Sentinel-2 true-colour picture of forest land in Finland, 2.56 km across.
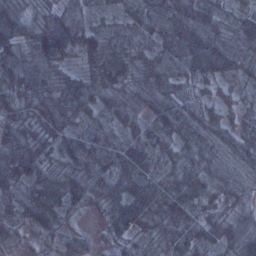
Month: January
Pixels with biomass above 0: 97%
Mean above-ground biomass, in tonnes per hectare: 74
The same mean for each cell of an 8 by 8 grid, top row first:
82 68 40 32 93 104 76 54
79 119 85 90 74 98 123 77
85 66 80 123 77 59 64 55
75 113 81 58 69 95 44 34
115 90 94 72 74 55 60 56
112 89 91 94 75 58 80 39
58 121 46 64 112 97 48 32
21 30 45 31 49 80 66 76
